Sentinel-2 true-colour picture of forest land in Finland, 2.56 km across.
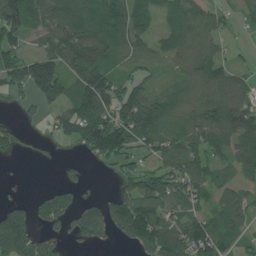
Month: July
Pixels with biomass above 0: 72%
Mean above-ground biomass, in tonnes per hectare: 80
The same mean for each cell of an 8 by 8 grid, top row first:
151 87 86 94 59 62 55 20
90 65 108 72 43 59 56 10
111 213 89 68 44 38 100 43
10 42 136 105 150 76 102 102
50 19 72 172 81 102 94 89
2 0 23 19 106 139 83 51
90 81 62 100 138 80 54 79
252 52 51 37 111 133 130 37
